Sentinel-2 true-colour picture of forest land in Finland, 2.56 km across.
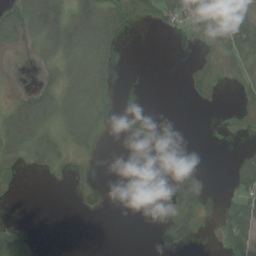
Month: August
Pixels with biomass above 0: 38%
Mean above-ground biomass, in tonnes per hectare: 15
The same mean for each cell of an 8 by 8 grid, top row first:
24 51 33 34 29 40 61 45
7 23 36 19 0 1 12 33
1 15 33 14 0 0 28 5
31 31 32 11 8 0 1 2
27 23 16 2 7 0 0 2
2 3 6 0 0 20 9 19
0 0 9 3 1 29 15 35
12 0 0 0 0 27 1 37
